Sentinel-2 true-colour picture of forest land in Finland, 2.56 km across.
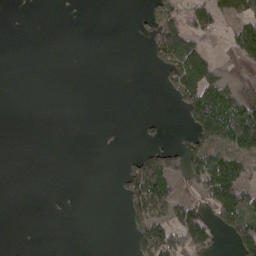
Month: May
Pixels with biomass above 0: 30%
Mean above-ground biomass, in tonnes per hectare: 50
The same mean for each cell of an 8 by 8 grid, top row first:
0 0 0 0 21 102 106 81
0 0 0 0 13 179 41 124
0 0 0 0 0 109 135 93
0 0 0 0 1 16 176 192
0 0 0 3 20 22 112 155
0 0 0 5 186 83 159 112
0 2 0 0 125 99 103 168
1 0 0 0 119 129 105 120
